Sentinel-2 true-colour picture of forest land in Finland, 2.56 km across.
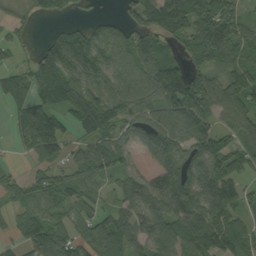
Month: September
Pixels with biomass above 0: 80%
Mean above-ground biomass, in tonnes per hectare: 86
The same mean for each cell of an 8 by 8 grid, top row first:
28 54 19 20 93 130 113 78
23 70 115 105 103 47 110 90
86 143 85 87 114 110 103 106
60 113 139 120 81 117 86 102
30 134 57 94 51 91 78 72
38 66 90 72 63 110 110 58
62 74 71 48 91 103 124 63
45 181 87 129 76 97 109 96
